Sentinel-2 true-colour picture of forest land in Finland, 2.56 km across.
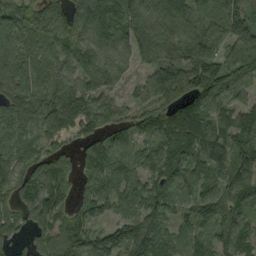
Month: September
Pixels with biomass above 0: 90%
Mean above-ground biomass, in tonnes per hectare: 98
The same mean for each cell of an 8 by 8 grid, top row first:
80 127 101 129 125 133 113 103
92 88 101 99 114 108 134 141
99 76 74 75 57 119 134 76
96 127 140 72 72 117 118 96
74 83 61 80 90 133 89 57
83 127 66 104 87 110 99 114
75 126 84 71 100 69 116 96
45 97 105 97 117 67 69 124
